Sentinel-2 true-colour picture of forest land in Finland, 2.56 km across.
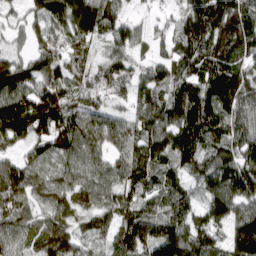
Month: April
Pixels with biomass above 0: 93%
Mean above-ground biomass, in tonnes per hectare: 114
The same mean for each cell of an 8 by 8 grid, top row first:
51 131 149 124 39 66 192 161
60 106 99 90 50 113 131 107
122 101 106 114 80 103 115 123
204 205 105 80 100 143 180 116
87 135 133 93 101 107 110 135
136 92 117 114 111 69 137 174
97 78 77 112 95 106 132 120
87 128 69 70 133 175 145 175
